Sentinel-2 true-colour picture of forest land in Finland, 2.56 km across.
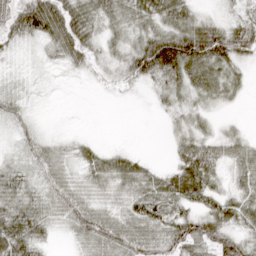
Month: April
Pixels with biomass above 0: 80%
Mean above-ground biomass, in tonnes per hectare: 36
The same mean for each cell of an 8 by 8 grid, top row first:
65 100 65 46 43 50 19 28
17 30 62 26 72 106 86 59
9 6 7 21 44 51 44 18
27 2 0 0 1 26 16 2
20 23 18 5 0 26 39 29
33 31 22 48 40 52 50 35
49 30 39 23 49 35 38 51
71 20 23 55 53 61 58 42
